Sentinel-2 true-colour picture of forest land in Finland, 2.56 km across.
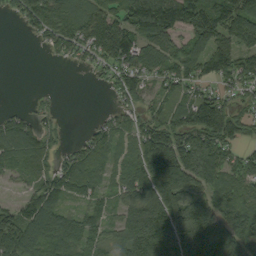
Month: September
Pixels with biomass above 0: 79%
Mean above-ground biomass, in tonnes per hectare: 95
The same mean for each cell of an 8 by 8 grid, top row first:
36 117 88 100 167 157 150 161
0 34 83 166 101 83 138 113
0 0 1 59 74 100 80 97
25 23 0 30 56 85 64 58
117 56 46 93 136 161 162 69
36 76 123 48 147 186 125 79
68 123 57 58 160 146 115 104
136 106 117 68 190 168 207 158
